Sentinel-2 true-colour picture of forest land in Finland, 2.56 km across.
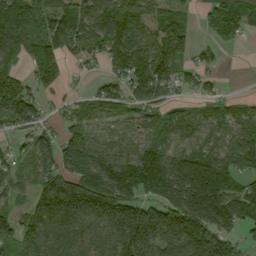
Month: September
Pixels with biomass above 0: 81%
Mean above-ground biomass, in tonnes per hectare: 114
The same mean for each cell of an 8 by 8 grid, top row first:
190 138 157 138 87 66 64 110
110 171 109 140 106 120 30 14
131 105 14 87 127 84 41 0
122 34 79 58 62 49 47 50
37 75 171 47 74 51 47 92
52 94 182 177 248 159 211 116
41 150 199 208 179 233 244 167
135 130 110 133 216 172 225 91
